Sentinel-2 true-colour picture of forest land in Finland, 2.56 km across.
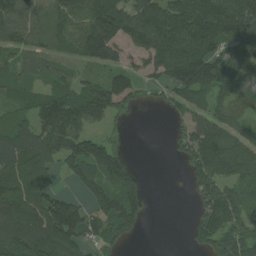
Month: July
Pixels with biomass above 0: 76%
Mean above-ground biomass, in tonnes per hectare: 111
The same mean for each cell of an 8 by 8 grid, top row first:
114 84 97 167 147 167 194 174
93 54 97 123 122 196 157 123
76 71 62 80 54 152 170 107
57 154 145 82 10 64 112 66
120 133 128 64 0 54 178 121
156 108 107 170 26 5 177 138
163 171 91 160 77 0 154 142
158 191 107 87 7 0 150 171
